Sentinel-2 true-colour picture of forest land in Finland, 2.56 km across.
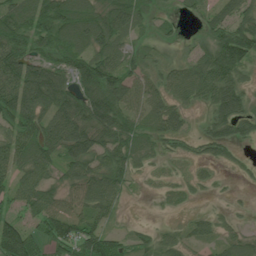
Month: July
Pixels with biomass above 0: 78%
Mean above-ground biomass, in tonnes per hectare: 60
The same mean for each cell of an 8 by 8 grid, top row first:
86 95 100 91 43 15 44 65
84 76 76 69 33 22 64 100
96 110 84 89 47 51 87 46
120 76 91 109 58 56 45 71
81 86 112 83 49 33 53 35
54 47 68 68 13 10 11 8
35 67 47 39 1 8 8 7
135 57 98 51 34 34 34 40
